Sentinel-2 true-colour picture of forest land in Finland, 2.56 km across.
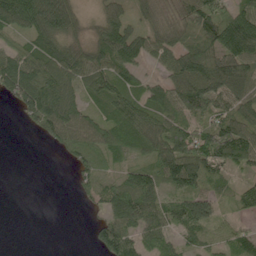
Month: June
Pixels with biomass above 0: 77%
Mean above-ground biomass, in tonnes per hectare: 82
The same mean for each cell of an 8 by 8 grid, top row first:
137 162 72 82 57 78 123 118
70 99 81 145 103 99 111 159
124 120 85 98 48 107 153 125
27 145 92 76 90 110 108 92
0 29 74 98 92 134 136 134
0 0 36 42 104 134 105 25
0 0 6 88 114 78 87 34
0 0 0 134 80 44 50 67
